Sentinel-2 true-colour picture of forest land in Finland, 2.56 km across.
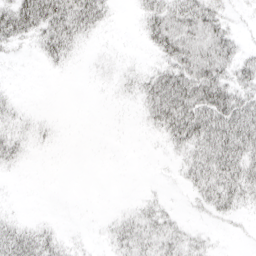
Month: April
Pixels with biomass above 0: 52%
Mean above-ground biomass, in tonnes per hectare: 21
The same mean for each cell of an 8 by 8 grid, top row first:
64 63 58 10 25 44 42 4
12 33 13 2 7 46 48 19
1 0 0 6 23 47 53 32
13 1 0 1 19 58 56 52
25 5 0 0 1 26 49 57
2 0 0 0 0 7 45 48
1 0 0 2 14 4 18 21
42 26 3 15 27 24 7 2
